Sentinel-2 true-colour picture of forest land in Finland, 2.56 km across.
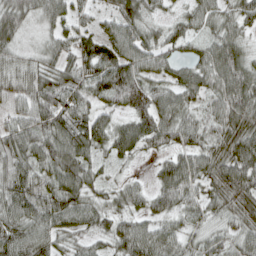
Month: April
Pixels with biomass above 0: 95%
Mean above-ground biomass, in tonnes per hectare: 66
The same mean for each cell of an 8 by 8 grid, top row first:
87 64 44 49 65 31 62 64
51 45 55 61 72 49 58 66
57 61 59 112 78 56 74 102
46 88 78 53 89 75 51 89
74 84 93 73 68 54 52 88
81 60 87 21 12 101 70 90
85 80 73 50 42 58 52 58
94 71 37 55 90 60 52 51
